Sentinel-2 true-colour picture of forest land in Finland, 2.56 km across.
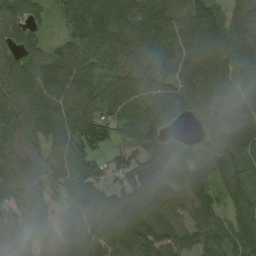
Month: August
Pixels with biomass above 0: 93%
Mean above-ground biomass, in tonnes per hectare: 110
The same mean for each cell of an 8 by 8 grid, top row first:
98 47 143 153 136 113 139 112
103 65 103 125 118 128 122 125
114 122 119 87 125 102 114 124
102 122 104 80 94 72 105 149
92 86 105 59 106 69 88 170
117 93 126 104 164 96 126 125
90 76 127 156 146 105 105 110
114 71 117 107 105 93 105 121
